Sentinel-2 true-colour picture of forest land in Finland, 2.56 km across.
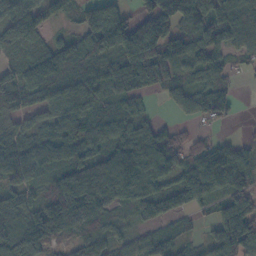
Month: November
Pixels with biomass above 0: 85%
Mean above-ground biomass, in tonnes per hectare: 79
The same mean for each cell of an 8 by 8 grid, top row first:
107 55 57 126 91 153 139 123
77 72 88 111 166 83 72 65
88 110 80 74 109 56 77 16
68 59 68 49 27 29 81 7
76 88 80 76 119 64 47 37
76 47 120 131 111 64 117 66
91 93 109 47 70 64 27 83
87 79 47 50 53 54 45 132
